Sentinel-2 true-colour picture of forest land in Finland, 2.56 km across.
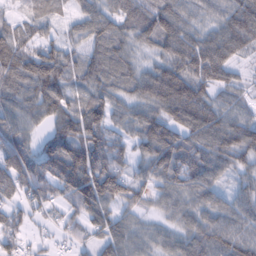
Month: February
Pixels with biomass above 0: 91%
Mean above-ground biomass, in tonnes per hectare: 79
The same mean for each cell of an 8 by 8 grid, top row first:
31 61 57 74 83 92 43 103
81 70 50 88 45 90 104 77
104 135 76 82 87 128 97 38
75 76 94 76 73 105 96 54
81 72 127 88 71 105 95 98
108 115 161 133 55 94 81 47
60 60 86 61 39 57 66 61
53 23 38 64 48 55 88 88
